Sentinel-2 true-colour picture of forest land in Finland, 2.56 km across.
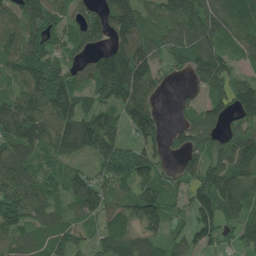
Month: June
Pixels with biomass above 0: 86%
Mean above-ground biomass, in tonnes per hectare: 113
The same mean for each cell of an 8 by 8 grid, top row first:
94 126 84 169 116 130 123 118
109 116 85 120 121 97 118 84
96 191 86 245 158 21 133 84
157 146 156 97 138 29 83 136
120 126 165 147 103 48 88 126
124 91 85 123 123 79 136 114
143 92 106 106 181 65 144 114
75 97 75 125 101 79 88 68
